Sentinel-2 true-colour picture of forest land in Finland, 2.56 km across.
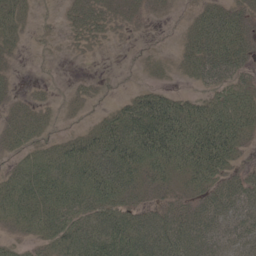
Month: May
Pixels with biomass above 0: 75%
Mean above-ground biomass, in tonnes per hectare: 51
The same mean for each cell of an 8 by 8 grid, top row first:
47 8 37 30 15 8 58 46
16 7 11 3 7 14 77 63
9 9 9 8 8 9 51 42
26 19 12 36 98 89 77 92
36 36 63 102 113 119 118 54
51 82 91 106 57 55 85 37
69 89 76 73 35 36 62 56
20 52 83 92 85 85 59 50
